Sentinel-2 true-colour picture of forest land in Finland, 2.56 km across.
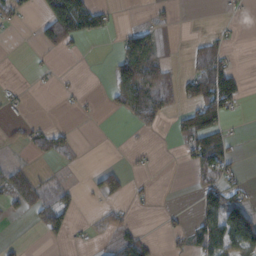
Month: November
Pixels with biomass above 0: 31%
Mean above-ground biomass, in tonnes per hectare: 29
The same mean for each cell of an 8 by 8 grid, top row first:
28 90 106 18 3 10 0 8
0 30 7 7 70 0 40 4
4 2 4 30 85 35 97 37
10 0 10 19 62 30 94 15
15 37 11 0 2 10 92 6
48 12 0 43 8 0 51 20
31 59 20 20 4 5 60 75
5 12 4 27 35 14 96 100
